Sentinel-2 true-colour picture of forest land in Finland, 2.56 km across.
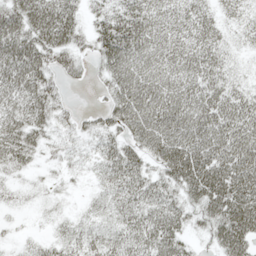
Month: May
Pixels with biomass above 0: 87%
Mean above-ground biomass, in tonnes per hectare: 47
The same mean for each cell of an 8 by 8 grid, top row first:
60 74 35 54 59 50 39 29
73 66 34 74 67 60 57 18
73 39 18 49 71 67 58 23
58 46 16 47 70 71 67 63
56 23 13 32 51 72 69 65
19 11 9 41 45 60 80 74
12 11 8 33 51 45 60 84
9 19 33 35 52 45 23 67
